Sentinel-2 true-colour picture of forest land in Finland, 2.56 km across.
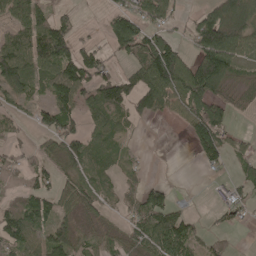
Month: May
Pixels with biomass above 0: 63%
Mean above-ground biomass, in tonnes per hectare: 65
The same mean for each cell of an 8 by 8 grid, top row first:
77 47 12 49 68 36 85 108
109 153 62 55 117 62 150 90
120 77 134 103 115 127 173 37
37 82 76 95 61 48 107 24
20 38 78 44 3 1 113 26
20 44 64 36 23 0 18 37
68 59 64 23 78 39 14 50
77 81 53 47 78 122 35 3
